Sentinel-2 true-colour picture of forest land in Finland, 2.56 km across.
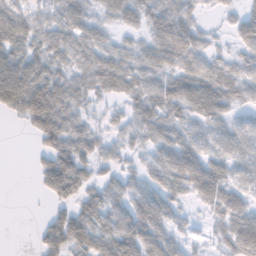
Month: November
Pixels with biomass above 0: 80%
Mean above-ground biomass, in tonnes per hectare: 50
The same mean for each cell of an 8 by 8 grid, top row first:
61 45 57 39 53 81 13 37
62 58 61 43 43 83 37 34
96 70 42 67 51 58 72 58
43 94 45 25 65 47 69 32
0 47 67 33 34 63 50 56
0 75 73 28 38 64 76 44
0 16 47 55 73 35 32 52
0 64 69 81 77 37 16 63
